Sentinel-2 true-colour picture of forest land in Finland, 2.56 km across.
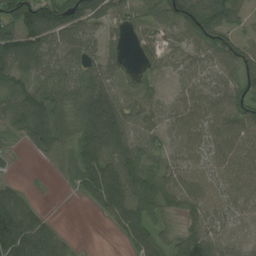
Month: August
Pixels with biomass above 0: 82%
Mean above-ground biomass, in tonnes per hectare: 73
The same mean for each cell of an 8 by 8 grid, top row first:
115 155 110 56 43 78 98 50
131 93 76 41 40 45 85 77
83 73 78 66 39 29 68 89
78 117 94 100 60 61 71 93
17 84 80 116 64 55 72 76
11 5 61 112 100 72 68 74
119 10 5 92 99 55 73 68
175 110 6 5 84 57 94 70
